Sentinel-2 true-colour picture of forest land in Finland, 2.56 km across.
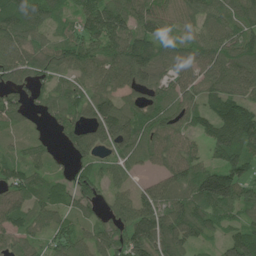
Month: June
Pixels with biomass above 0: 88%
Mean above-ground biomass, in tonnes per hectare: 81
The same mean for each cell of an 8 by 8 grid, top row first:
111 85 96 133 92 59 80 88
93 73 98 94 113 70 86 95
79 52 67 98 85 66 80 104
65 46 75 114 72 73 66 125
23 28 74 80 86 67 89 165
73 53 63 47 24 84 115 110
87 71 59 57 95 86 105 88
60 55 66 82 128 94 31 109
